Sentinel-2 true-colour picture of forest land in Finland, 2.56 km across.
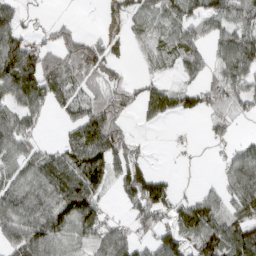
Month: March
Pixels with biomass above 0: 68%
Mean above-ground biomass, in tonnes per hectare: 62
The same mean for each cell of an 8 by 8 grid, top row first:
44 7 2 10 54 71 75 82
91 45 74 30 26 62 42 103
138 84 59 53 27 22 42 78
67 34 61 70 43 54 52 36
81 22 96 102 14 7 16 29
60 92 115 63 99 11 2 81
98 91 138 16 91 69 82 60
88 102 75 76 34 86 98 118
